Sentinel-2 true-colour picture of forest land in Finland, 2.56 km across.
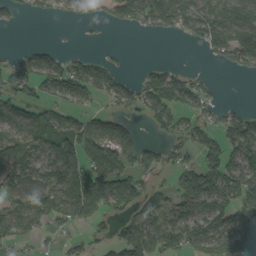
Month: September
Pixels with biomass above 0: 61%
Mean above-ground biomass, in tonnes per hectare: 61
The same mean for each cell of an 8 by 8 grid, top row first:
20 26 33 37 85 96 100 94
9 18 6 5 0 1 50 109
72 69 80 51 44 62 16 7
87 61 43 37 54 72 35 32
88 79 101 113 39 47 72 101
81 66 99 114 48 46 114 103
61 82 96 60 79 77 87 76
55 9 25 39 88 69 89 93
